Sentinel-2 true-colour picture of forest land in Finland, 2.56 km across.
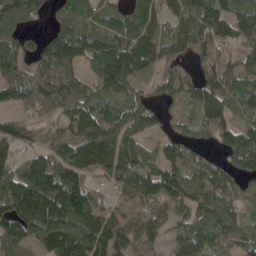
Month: May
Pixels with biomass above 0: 87%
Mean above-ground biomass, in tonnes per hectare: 104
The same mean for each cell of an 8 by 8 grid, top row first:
106 38 68 68 82 75 115 103
73 135 140 144 121 72 64 70
106 162 93 145 56 83 69 82
58 88 107 108 106 33 117 72
99 64 124 117 72 82 51 124
132 179 106 101 118 115 111 78
196 244 177 82 95 81 127 72
117 150 186 167 89 61 92 79
